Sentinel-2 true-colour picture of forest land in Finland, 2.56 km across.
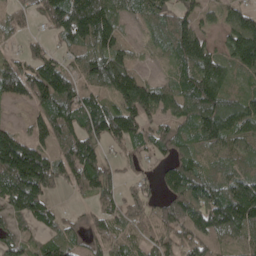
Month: May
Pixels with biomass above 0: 82%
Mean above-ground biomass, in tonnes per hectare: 85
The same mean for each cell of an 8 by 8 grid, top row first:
38 78 185 116 70 91 45 87
15 32 83 95 25 103 80 136
110 151 76 124 65 73 146 61
6 93 110 101 109 76 132 115
150 79 124 55 62 77 85 77
176 141 101 45 25 95 83 81
79 61 16 47 49 97 121 156
65 57 39 76 53 75 81 79
